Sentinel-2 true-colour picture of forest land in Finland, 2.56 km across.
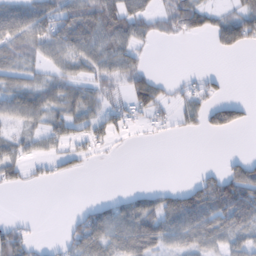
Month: February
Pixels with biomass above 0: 54%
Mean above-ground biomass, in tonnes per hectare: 34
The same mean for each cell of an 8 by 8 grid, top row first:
63 59 72 71 46 57 36 48
57 56 63 59 17 2 6 36
42 35 39 36 38 8 16 0
52 52 49 31 31 21 40 32
35 27 27 20 2 1 0 0
30 15 12 0 0 0 22 55
0 0 9 39 53 62 73 76
51 5 53 57 64 43 47 40
